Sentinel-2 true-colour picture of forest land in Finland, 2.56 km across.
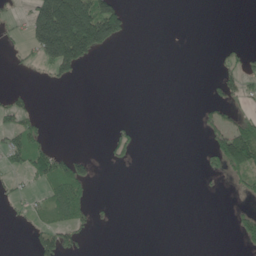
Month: June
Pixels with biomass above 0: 21%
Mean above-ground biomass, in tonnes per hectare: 35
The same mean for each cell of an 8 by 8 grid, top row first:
10 254 277 155 0 0 0 0
11 190 214 41 0 0 0 19
0 15 15 0 0 0 12 48
52 2 0 0 0 0 25 29
73 33 0 39 6 0 30 158
23 87 89 0 0 0 18 41
10 46 64 3 0 0 0 13
0 64 33 0 0 0 0 30
